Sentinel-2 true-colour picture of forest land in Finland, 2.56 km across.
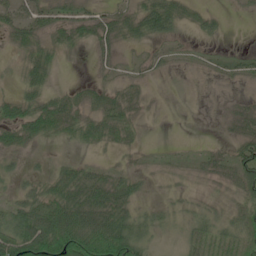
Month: June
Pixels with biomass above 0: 71%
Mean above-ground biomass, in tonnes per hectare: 30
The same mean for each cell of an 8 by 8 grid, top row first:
27 25 31 27 59 39 18 5
17 29 16 23 18 14 8 5
16 30 5 15 16 7 13 26
40 53 32 40 13 2 7 26
31 14 22 23 7 2 7 38
20 21 43 28 18 10 19 37
42 60 74 71 25 19 25 32
87 105 119 113 51 14 39 33
